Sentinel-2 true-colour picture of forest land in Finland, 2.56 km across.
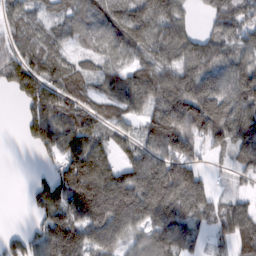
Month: February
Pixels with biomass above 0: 81%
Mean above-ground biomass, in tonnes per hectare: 99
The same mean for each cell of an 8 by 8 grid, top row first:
75 57 76 95 140 94 42 103
68 93 42 70 99 139 112 97
98 87 81 67 128 145 157 152
6 121 94 69 90 166 172 168
3 106 96 61 90 178 74 132
0 44 174 134 170 195 33 29
0 107 140 164 170 127 82 67
42 129 130 113 72 151 39 83
